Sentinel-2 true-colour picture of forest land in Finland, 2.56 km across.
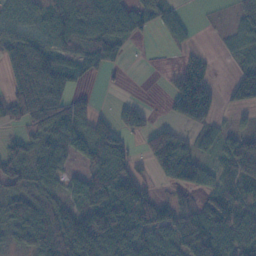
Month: November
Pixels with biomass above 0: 71%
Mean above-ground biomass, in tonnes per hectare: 63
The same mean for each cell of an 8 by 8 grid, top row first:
52 77 96 98 63 32 2 50
93 104 72 52 2 14 5 28
94 159 55 5 0 42 48 63
63 105 50 26 27 47 64 22
32 61 67 86 44 94 34 63
64 71 55 87 31 86 52 60
82 93 57 119 91 53 82 63
46 113 136 105 70 70 99 71
